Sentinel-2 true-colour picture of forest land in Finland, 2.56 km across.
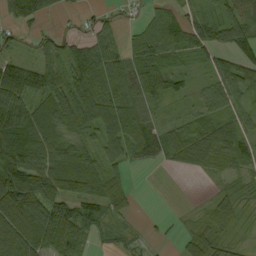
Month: September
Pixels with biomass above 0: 80%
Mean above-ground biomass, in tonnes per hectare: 53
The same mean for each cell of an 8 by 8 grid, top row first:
51 31 20 16 27 43 34 35
25 41 54 50 67 55 54 51
103 66 67 63 75 41 31 74
97 73 89 87 59 14 47 36
87 83 65 64 75 61 71 55
110 91 90 54 1 4 16 29
130 101 58 53 1 2 31 38
93 91 46 25 16 11 49 19
